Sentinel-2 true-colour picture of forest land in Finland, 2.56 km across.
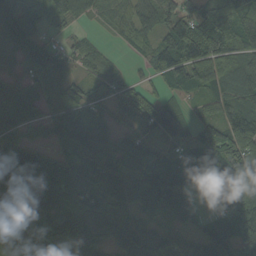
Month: September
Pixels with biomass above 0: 89%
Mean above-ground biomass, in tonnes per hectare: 105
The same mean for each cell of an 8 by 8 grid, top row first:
90 102 49 63 88 99 143 141
80 65 45 14 62 176 166 119
70 99 58 69 44 92 102 76
121 67 77 54 125 93 55 103
129 66 111 69 99 117 179 120
163 163 137 96 141 160 230 184
143 110 104 79 73 141 62 172
99 154 158 70 101 61 92 96
